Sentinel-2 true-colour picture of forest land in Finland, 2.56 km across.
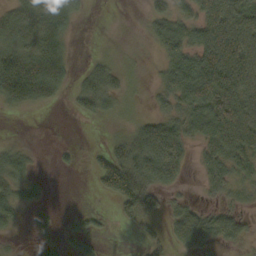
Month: October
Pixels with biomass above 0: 61%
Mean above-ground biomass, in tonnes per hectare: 59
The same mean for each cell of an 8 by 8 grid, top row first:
68 105 28 0 21 70 113 126
79 89 2 3 5 99 156 153
123 96 28 43 6 89 164 159
18 6 31 29 11 66 147 152
19 1 5 30 121 114 82 131
55 7 4 109 95 63 56 59
54 24 5 11 76 33 34 30
8 27 48 4 25 41 71 44
